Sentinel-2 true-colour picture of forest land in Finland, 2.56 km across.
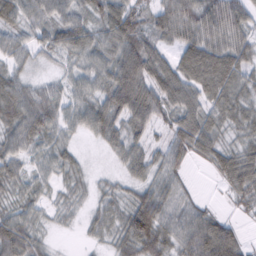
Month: February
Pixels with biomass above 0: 91%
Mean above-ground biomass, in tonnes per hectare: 54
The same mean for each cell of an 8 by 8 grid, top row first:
60 54 47 80 46 73 77 64
49 43 66 71 79 47 79 65
53 26 44 74 79 76 81 51
73 70 53 73 80 59 50 52
55 50 18 42 44 56 62 39
43 37 30 18 42 45 12 77
38 29 24 40 92 56 26 27
96 24 8 34 87 58 103 46
